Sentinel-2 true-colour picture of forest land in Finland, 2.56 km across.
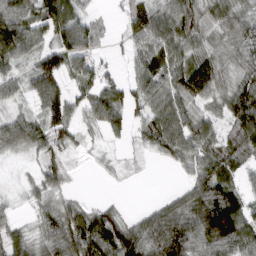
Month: March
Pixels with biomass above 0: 81%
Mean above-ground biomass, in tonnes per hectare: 66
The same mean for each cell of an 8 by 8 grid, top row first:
111 103 63 13 74 89 58 68
98 69 107 17 68 75 61 71
56 96 72 48 68 76 102 67
38 89 52 86 48 75 47 92
67 70 29 18 33 85 84 70
6 56 3 10 4 7 88 44
16 58 60 36 20 67 139 111
64 70 110 120 103 128 101 106
